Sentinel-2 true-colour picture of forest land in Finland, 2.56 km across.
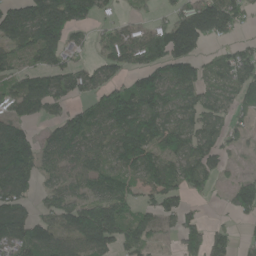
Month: June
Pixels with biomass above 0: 72%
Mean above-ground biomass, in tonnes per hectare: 92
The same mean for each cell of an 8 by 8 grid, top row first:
60 91 68 30 28 91 195 77
67 81 45 97 109 159 39 51
66 75 72 79 121 178 74 106
57 50 76 165 200 129 103 67
101 67 104 112 179 129 122 33
112 60 91 95 101 121 118 36
83 58 108 150 69 93 10 98
96 96 121 124 93 51 109 29
